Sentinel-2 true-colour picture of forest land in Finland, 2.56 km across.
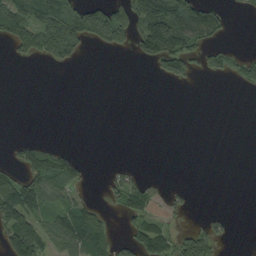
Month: September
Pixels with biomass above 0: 32%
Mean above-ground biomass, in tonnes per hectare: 39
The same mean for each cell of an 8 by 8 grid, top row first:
132 131 112 124 118 162 98 4
35 87 55 48 62 118 45 6
0 0 0 0 0 34 6 28
0 0 0 0 0 0 0 0
25 25 1 0 0 0 0 0
42 144 48 15 12 0 0 0
86 58 61 11 48 14 2 0
95 43 128 47 75 55 64 0
